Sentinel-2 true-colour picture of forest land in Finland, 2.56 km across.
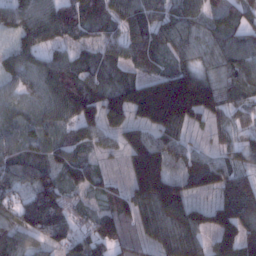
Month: January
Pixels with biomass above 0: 93%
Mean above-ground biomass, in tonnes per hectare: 89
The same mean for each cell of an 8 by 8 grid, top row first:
35 57 85 72 105 91 69 78
44 60 51 70 98 80 71 84
45 102 108 70 102 160 102 101
54 76 131 131 151 208 109 62
73 72 70 50 122 78 24 63
85 74 85 36 188 87 110 91
65 107 39 90 108 157 75 147
57 59 79 106 67 152 63 142
